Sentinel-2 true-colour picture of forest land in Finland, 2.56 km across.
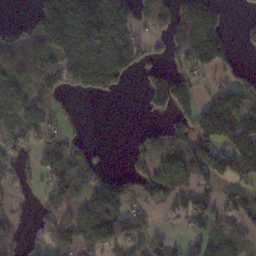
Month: November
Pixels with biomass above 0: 59%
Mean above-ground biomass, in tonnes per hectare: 86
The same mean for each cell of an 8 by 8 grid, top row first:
2 160 229 214 75 103 132 9
78 118 212 216 87 93 176 17
59 65 179 174 49 130 40 46
72 64 10 0 22 116 141 126
66 78 40 1 51 60 131 121
45 60 75 52 71 93 114 98
23 86 62 104 42 52 105 86
63 84 101 100 58 20 67 49
